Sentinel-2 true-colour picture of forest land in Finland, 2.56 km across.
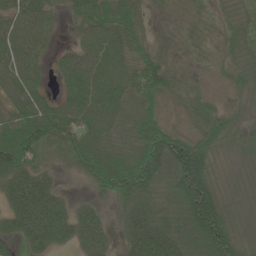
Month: June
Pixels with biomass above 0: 91%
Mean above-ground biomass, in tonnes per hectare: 57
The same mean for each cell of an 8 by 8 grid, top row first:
55 44 44 66 35 15 35 31
66 27 40 59 42 24 36 42
58 19 70 66 77 32 16 36
56 71 65 61 60 20 42 28
99 46 69 58 92 93 60 42
83 42 32 104 106 89 78 29
89 100 38 33 70 63 110 38
54 79 51 30 100 67 108 51
